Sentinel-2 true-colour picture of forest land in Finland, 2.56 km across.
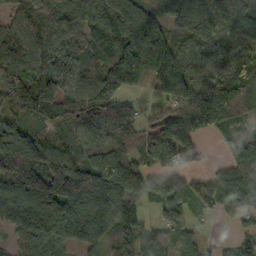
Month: October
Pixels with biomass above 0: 87%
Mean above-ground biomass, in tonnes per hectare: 118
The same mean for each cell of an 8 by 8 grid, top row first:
81 95 114 139 118 108 129 136
135 121 87 136 243 135 73 94
133 150 95 140 108 232 94 157
89 114 98 119 51 122 247 137
174 111 87 142 52 133 15 109
195 182 178 173 75 57 55 159
164 199 162 148 57 62 56 97
67 112 114 104 117 62 18 69
